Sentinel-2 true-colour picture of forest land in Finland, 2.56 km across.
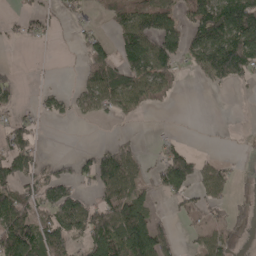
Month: May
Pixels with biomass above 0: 50%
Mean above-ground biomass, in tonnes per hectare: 52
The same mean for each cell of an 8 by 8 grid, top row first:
16 30 25 39 80 55 139 174
5 7 24 44 75 97 100 115
22 2 29 86 85 48 23 22
29 31 32 45 26 2 0 0
83 3 1 24 8 34 1 2
74 63 44 102 36 106 54 15
95 67 84 108 63 17 37 29
113 74 61 130 177 28 56 15
